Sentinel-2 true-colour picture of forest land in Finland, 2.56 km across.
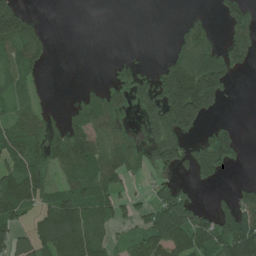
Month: June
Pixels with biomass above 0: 55%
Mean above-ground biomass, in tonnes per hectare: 79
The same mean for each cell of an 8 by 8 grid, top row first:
186 2 0 0 0 4 26 72
96 35 0 0 0 65 99 73
60 6 4 38 68 223 210 9
63 32 69 80 102 251 98 0
101 93 174 105 86 116 100 38
121 64 92 119 22 33 66 3
129 88 112 82 47 179 29 93
86 128 168 50 105 148 102 184
